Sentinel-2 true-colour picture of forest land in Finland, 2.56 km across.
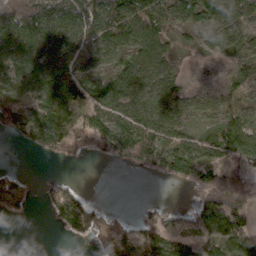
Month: March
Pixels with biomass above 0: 68%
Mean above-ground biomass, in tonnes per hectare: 72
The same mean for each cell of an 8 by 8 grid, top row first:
177 179 166 112 100 50 94 101
111 124 66 72 85 23 31 43
86 105 89 75 74 42 6 46
115 128 87 81 90 80 53 62
16 94 66 101 132 78 70 123
37 17 5 0 16 92 93 100
54 29 118 9 13 17 126 126
0 0 24 36 49 42 70 113
